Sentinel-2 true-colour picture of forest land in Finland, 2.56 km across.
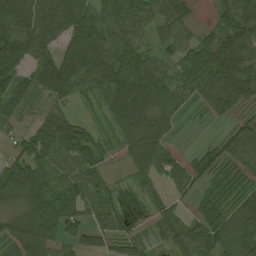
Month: August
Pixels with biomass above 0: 81%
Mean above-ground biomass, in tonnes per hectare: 71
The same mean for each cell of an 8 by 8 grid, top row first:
117 108 123 90 75 65 8 121
102 77 143 94 59 57 100 105
60 101 90 100 133 65 102 108
41 47 12 75 114 66 30 34
43 109 61 25 104 19 16 67
143 67 74 13 42 59 40 41
73 143 70 45 9 20 47 60
69 111 65 44 31 48 76 81
